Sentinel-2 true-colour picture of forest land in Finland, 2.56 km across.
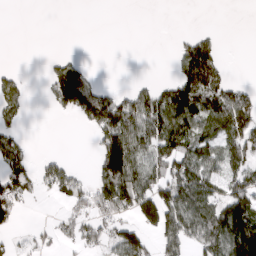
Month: March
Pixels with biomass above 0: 47%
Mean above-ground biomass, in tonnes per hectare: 68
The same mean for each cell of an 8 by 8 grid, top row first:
0 0 0 0 0 0 0 0
0 0 0 0 0 30 101 0
41 63 134 1 11 97 162 16
51 13 115 138 125 155 106 109
61 0 0 165 95 118 73 96
93 70 32 182 114 126 104 75
66 1 60 138 121 145 118 161
15 32 74 63 68 96 123 174
